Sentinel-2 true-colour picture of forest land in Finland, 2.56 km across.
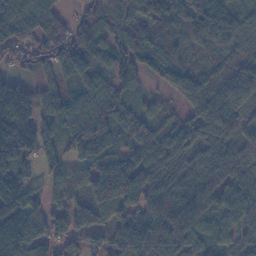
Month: November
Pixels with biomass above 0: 89%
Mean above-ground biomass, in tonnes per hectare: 91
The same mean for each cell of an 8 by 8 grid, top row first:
123 97 44 107 72 74 157 91
97 106 127 74 74 60 57 58
41 40 89 81 33 87 80 103
188 59 77 113 53 31 120 86
169 73 101 66 96 81 81 91
104 76 61 118 138 95 99 95
137 81 60 86 119 163 109 99
147 96 81 87 103 115 68 62
